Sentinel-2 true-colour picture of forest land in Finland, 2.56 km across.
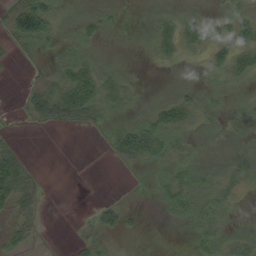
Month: August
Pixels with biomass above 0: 67%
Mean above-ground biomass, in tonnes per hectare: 26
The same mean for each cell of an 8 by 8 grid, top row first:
66 72 28 22 18 34 24 38
17 19 30 10 16 39 39 47
0 23 63 38 8 11 15 23
2 53 54 23 24 53 32 24
17 0 0 22 69 40 20 23
85 3 0 0 5 36 35 32
36 3 1 23 6 36 45 10
31 1 13 8 6 2 34 35
